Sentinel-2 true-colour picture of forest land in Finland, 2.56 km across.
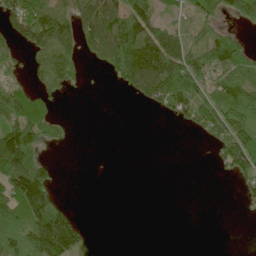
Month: June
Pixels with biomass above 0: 48%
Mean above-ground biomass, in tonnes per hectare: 56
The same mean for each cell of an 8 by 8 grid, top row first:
94 91 76 95 103 27 42 52
59 87 63 135 128 107 71 52
24 42 17 33 126 123 63 64
84 45 0 0 13 55 81 86
197 45 1 0 0 0 29 114
198 96 0 0 0 0 0 61
138 144 7 0 0 0 0 8
75 208 93 0 0 0 0 0
